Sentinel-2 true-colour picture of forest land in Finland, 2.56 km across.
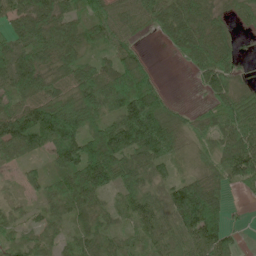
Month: June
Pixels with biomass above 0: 85%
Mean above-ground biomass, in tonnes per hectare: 64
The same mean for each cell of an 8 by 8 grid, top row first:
75 94 61 67 66 97 71 35
85 97 57 53 11 48 94 19
103 70 82 75 65 0 61 32
83 101 124 57 148 34 34 83
74 82 116 132 121 55 34 91
14 41 93 96 71 35 51 71
19 30 53 28 68 99 122 7
25 24 37 31 37 66 88 18
